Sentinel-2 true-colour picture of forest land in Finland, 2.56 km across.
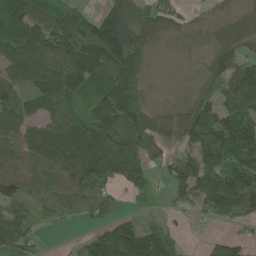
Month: May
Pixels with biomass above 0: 80%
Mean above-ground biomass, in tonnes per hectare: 92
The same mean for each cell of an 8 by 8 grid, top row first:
185 120 102 155 94 59 50 76
135 141 140 204 83 12 38 75
93 159 161 126 46 5 64 121
77 70 65 166 79 47 90 117
85 90 105 119 87 56 208 179
95 62 119 100 86 91 151 158
46 28 44 42 25 25 66 99
81 7 28 199 154 45 33 50
